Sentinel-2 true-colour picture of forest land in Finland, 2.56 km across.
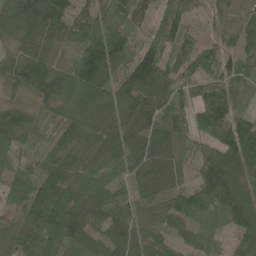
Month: June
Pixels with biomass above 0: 94%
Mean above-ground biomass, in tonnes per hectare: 86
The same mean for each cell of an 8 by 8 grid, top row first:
122 132 75 120 54 94 34 61
44 69 145 169 79 74 54 57
72 112 181 116 126 80 63 76
61 43 164 128 110 64 115 77
72 52 78 71 81 69 67 169
39 85 63 34 64 53 102 82
55 132 112 66 44 108 148 106
68 87 74 94 72 59 97 59
